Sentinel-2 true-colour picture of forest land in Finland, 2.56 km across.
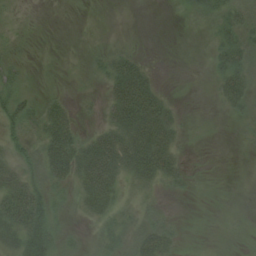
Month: August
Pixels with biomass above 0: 49%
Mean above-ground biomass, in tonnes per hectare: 19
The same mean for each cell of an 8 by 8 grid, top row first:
4 0 0 0 0 1 21 27
8 0 1 9 1 0 5 34
20 0 4 35 38 0 5 33
44 32 7 30 62 12 0 12
23 41 34 50 58 20 0 3
38 37 41 43 34 20 1 0
53 38 22 27 19 1 0 0
40 54 12 27 35 16 1 2
